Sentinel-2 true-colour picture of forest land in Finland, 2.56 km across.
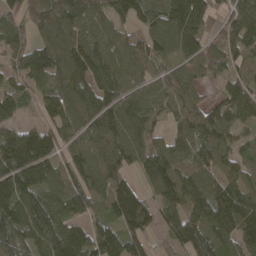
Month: April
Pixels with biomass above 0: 87%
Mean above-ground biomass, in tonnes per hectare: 117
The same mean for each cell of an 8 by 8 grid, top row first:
62 124 129 106 93 155 98 110
94 107 131 119 85 89 75 103
74 117 125 139 84 88 51 76
92 78 131 135 119 78 90 84
249 160 91 142 113 91 118 57
211 145 113 139 92 137 110 99
174 148 116 125 125 112 165 163
139 152 156 156 92 89 153 133
